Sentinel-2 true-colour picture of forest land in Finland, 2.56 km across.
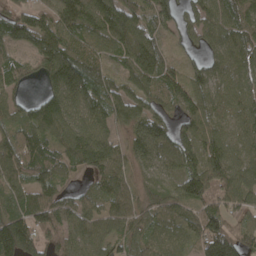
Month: April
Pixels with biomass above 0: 90%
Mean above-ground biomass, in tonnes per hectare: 88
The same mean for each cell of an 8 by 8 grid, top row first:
87 66 145 113 76 90 87 92
45 94 78 82 119 34 65 92
69 92 128 66 102 87 88 74
60 111 104 83 73 64 87 77
111 85 140 86 109 106 97 74
100 80 35 93 45 78 152 90
96 110 75 64 64 79 81 70
182 101 76 75 63 69 136 95
